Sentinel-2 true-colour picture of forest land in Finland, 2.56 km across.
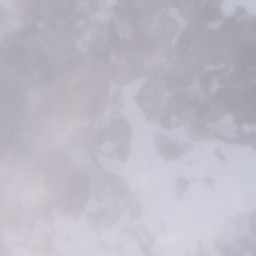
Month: January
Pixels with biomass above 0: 75%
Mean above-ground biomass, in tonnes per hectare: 121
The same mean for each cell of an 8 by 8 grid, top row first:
177 154 127 127 160 108 157 118
173 117 99 139 180 98 151 129
200 186 133 107 130 115 116 139
216 231 226 138 88 156 143 119
259 222 134 186 37 154 113 83
152 173 152 63 11 45 29 0
173 199 165 91 68 11 1 48
84 76 12 50 114 18 78 110
